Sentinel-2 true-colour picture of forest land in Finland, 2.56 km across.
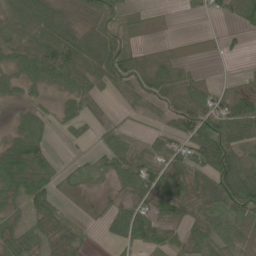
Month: June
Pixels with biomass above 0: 72%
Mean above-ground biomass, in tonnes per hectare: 42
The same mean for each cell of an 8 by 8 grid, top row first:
51 73 31 52 19 3 17 43
43 60 70 80 26 12 8 9
32 44 48 53 59 58 15 15
12 19 36 10 37 59 72 47
51 31 14 35 21 43 91 68
93 71 21 35 65 47 59 108
25 52 14 28 49 46 37 79
37 30 31 25 66 39 48 34
